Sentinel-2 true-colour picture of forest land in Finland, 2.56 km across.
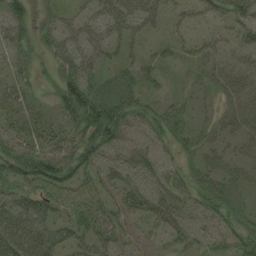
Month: August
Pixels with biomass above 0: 67%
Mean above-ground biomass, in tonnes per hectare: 36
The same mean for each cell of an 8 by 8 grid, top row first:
42 21 26 46 49 17 25 41
39 28 42 29 19 24 18 20
26 17 59 33 39 13 23 13
22 17 56 62 46 44 16 26
36 36 46 49 31 31 24 18
48 77 42 38 40 32 49 21
50 41 46 34 60 50 46 35
58 48 41 46 17 26 22 42
